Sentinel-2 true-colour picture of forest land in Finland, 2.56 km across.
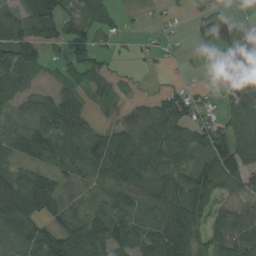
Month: August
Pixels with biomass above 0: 74%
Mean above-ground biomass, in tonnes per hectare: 69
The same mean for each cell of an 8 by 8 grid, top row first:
79 124 74 41 7 7 58 9
93 49 44 20 12 6 37 72
101 23 52 28 3 4 11 121
54 95 83 12 63 94 26 67
79 112 125 118 111 80 100 70
76 57 68 106 124 80 91 92
138 85 61 93 64 92 51 40
71 105 144 79 74 119 52 94
